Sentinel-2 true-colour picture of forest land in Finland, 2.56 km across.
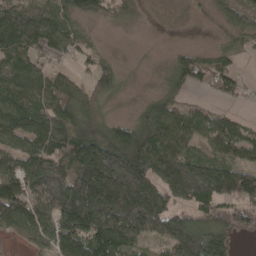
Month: April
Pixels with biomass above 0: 78%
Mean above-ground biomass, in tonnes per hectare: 114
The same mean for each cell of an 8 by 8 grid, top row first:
130 88 81 64 18 11 26 104
116 75 57 7 2 18 32 41
114 85 38 91 6 86 70 47
135 107 124 24 115 118 52 16
91 121 187 207 225 152 83 90
142 181 189 327 235 290 257 175
145 135 236 211 244 105 113 106
18 89 146 166 90 211 189 32
